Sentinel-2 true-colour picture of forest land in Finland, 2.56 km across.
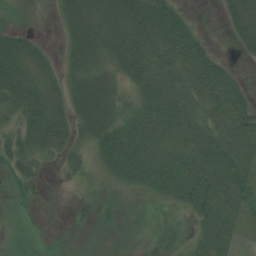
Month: July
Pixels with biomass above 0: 83%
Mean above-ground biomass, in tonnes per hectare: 51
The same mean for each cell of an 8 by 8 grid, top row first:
14 5 68 69 91 58 0 56
52 15 57 57 100 97 31 19
65 43 51 47 68 82 95 31
45 60 44 56 73 88 63 74
45 46 31 71 78 78 86 91
34 11 32 42 73 98 107 80
11 10 13 25 17 32 94 65
19 17 25 25 12 23 68 33
